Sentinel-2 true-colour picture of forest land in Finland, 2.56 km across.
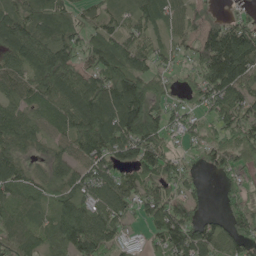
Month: May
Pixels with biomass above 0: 86%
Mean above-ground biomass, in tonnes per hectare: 88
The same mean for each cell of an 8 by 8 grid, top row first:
103 126 57 59 83 63 34 43
106 115 93 94 82 47 146 167
81 105 113 132 99 38 139 130
69 72 130 158 150 57 71 96
88 51 97 131 136 36 68 104
85 67 87 83 99 79 19 46
82 61 109 96 59 87 19 86
84 62 145 77 30 129 107 85
